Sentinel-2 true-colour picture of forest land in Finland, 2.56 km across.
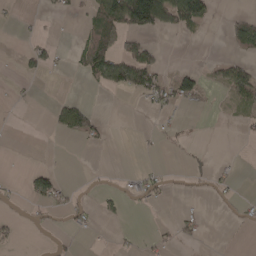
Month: April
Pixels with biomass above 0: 21%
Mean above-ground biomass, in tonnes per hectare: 20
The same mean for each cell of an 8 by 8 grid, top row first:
5 5 12 102 147 87 31 17
3 30 35 78 51 0 0 47
6 6 10 61 47 45 16 57
2 8 49 0 5 14 3 15
0 0 10 4 2 5 2 2
2 39 1 3 23 4 16 6
5 30 13 13 10 3 5 12
14 2 5 2 5 18 2 0
